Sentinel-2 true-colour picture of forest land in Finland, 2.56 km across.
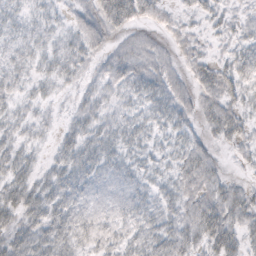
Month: October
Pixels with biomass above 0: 85%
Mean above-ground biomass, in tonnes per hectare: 21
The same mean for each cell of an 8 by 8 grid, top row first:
8 8 14 45 24 13 22 12
10 13 24 18 22 16 11 24
13 16 15 29 33 21 35 34
14 8 21 16 21 26 28 22
18 9 29 21 17 18 16 20
24 19 24 15 13 20 29 6
27 29 19 13 18 19 36 33
27 30 21 18 23 28 33 26
